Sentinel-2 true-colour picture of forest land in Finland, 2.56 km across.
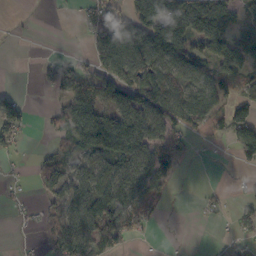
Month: October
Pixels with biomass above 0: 57%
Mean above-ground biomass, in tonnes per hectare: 55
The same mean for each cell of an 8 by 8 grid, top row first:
2 0 19 83 87 107 112 47
0 0 4 134 116 105 74 80
0 37 85 108 98 70 76 57
76 14 97 87 107 104 86 72
32 15 80 123 84 41 18 90
4 56 61 90 70 35 0 8
9 28 68 61 70 4 12 23
4 39 132 83 15 1 2 27
